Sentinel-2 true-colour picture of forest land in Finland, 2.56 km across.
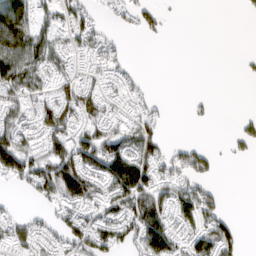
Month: March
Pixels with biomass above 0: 58%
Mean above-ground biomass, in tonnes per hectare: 49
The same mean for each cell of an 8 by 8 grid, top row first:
142 48 53 19 45 2 0 4
111 73 45 29 0 0 0 0
104 41 44 34 10 0 0 4
53 72 79 30 29 0 8 4
90 63 70 78 82 15 11 25
73 99 136 134 104 53 43 0
8 25 65 50 112 99 71 0
55 31 74 74 118 65 92 42
